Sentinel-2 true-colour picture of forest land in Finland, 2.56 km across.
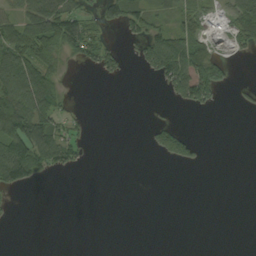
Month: September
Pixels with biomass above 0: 33%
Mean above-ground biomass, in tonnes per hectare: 37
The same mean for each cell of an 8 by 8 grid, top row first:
57 145 71 52 71 57 44 87
81 89 93 37 59 121 53 31
107 66 0 13 6 92 130 3
185 68 8 0 0 5 12 4
130 104 34 0 6 101 3 0
94 23 2 0 0 0 0 0
2 0 0 0 0 0 0 0
0 0 0 0 0 0 0 0
